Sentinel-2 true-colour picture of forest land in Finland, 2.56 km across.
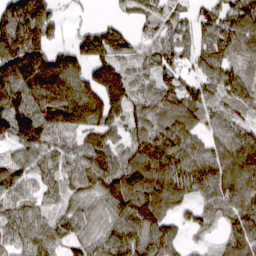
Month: March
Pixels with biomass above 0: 89%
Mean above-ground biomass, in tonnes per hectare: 118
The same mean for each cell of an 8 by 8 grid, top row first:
219 149 21 35 83 71 85 121
224 145 135 149 90 96 86 90
195 229 175 187 70 96 97 109
167 175 205 142 90 128 103 76
109 128 97 95 106 125 87 128
112 91 116 155 158 145 136 136
113 68 79 116 169 68 81 135
103 94 78 117 125 77 34 120
